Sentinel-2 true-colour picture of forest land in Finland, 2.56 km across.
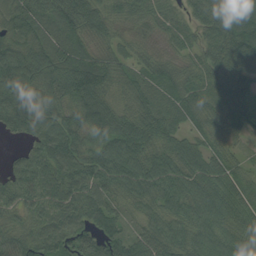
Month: August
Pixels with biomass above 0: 95%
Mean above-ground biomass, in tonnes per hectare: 81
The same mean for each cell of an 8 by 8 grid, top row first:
80 81 96 57 58 39 81 99
95 102 73 49 45 39 73 117
122 105 126 75 69 78 62 94
137 104 112 94 82 73 65 75
20 126 90 104 91 73 50 29
69 92 100 85 111 90 90 59
60 73 95 70 60 75 88 88
79 86 87 90 84 80 75 73
